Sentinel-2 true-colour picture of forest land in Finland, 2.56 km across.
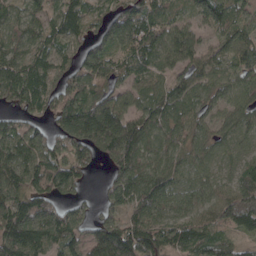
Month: April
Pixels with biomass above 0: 89%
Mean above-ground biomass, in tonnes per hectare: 89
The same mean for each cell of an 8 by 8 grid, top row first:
64 64 86 81 104 53 79 62
83 78 64 78 102 113 66 81
104 93 96 78 71 67 80 71
64 76 160 135 88 103 66 81
100 89 126 177 114 83 81 46
102 143 61 67 107 74 48 60
141 96 51 57 106 80 78 135
133 96 68 128 124 95 93 46
